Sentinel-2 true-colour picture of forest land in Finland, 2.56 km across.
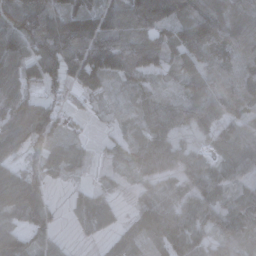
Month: November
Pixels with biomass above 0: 82%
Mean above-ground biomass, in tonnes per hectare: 64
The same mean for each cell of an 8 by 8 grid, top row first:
99 97 103 77 142 94 83 61
91 98 101 97 82 71 89 87
75 74 80 44 36 36 85 103
71 67 23 16 52 62 66 86
58 51 27 29 53 42 31 85
76 52 12 12 49 55 61 36
95 58 35 38 67 69 66 33
92 50 6 34 68 94 54 68
